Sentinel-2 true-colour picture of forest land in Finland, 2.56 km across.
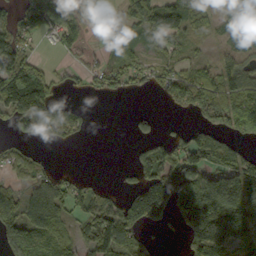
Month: October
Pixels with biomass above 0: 63%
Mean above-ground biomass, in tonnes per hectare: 87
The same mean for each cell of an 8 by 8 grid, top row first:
74 167 60 15 117 117 23 117
126 20 54 44 36 53 17 60
197 88 36 95 68 99 84 71
152 118 33 0 15 31 114 140
50 39 15 0 44 73 129 56
50 65 33 2 103 175 115 176
96 131 71 99 195 127 260 203
95 93 76 162 60 7 211 125
